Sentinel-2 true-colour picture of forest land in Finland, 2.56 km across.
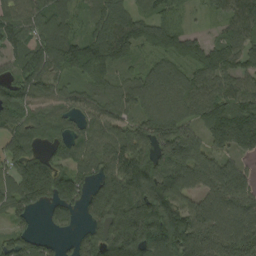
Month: August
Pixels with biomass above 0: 89%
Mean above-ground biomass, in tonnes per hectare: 122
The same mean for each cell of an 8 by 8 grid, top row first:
88 110 51 132 77 53 29 146
86 145 148 185 94 126 112 116
89 101 64 72 111 113 111 100
121 81 94 95 99 111 128 172
118 62 77 119 131 202 106 153
149 186 99 154 195 190 144 116
90 84 97 192 193 161 142 169
96 42 81 164 211 194 154 182
